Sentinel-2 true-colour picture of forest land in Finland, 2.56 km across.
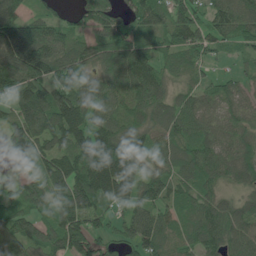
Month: June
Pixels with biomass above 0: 89%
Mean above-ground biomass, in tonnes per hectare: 84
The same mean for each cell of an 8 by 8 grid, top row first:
93 50 62 76 69 76 60 97
164 117 76 100 75 72 61 37
119 103 90 88 114 46 30 43
78 131 108 81 86 95 66 57
75 85 110 125 97 72 80 71
25 123 127 155 76 70 76 68
68 75 154 67 79 55 86 81
91 85 102 56 103 59 89 96
